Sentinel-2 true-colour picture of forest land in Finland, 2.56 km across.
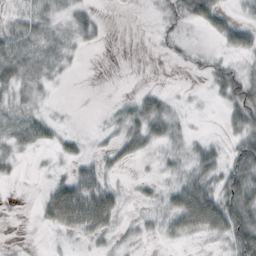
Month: October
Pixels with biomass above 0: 61%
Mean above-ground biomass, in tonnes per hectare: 21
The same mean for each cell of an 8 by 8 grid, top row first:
18 24 24 1 1 20 46 13
40 28 13 0 0 8 4 36
45 19 1 0 0 0 17 41
23 10 0 6 32 9 1 42
26 17 11 13 26 11 15 38
9 7 38 9 4 15 38 61
1 39 84 43 6 49 89 69
1 2 13 11 6 14 14 70
